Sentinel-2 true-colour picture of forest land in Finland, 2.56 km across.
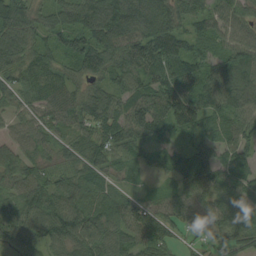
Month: August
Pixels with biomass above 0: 95%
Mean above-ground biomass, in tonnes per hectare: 79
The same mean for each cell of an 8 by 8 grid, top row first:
126 71 116 144 137 101 73 63
124 74 101 105 102 90 69 86
76 79 59 66 72 99 86 111
46 68 78 77 86 101 79 95
55 60 72 85 57 33 61 89
74 66 76 54 27 60 95 77
71 90 96 87 58 62 79 66
68 75 86 86 80 50 45 78
